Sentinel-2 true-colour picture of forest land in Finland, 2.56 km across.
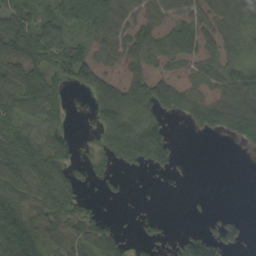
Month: September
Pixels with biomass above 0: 65%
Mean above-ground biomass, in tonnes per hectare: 51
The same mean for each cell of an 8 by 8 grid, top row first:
69 45 53 64 48 53 63 66
95 72 39 55 55 69 44 40
86 86 57 55 77 44 42 69
49 61 5 90 77 53 93 98
80 62 18 68 121 31 0 37
69 79 32 24 7 9 0 0
69 67 52 1 4 0 5 3
90 76 63 61 27 23 68 36
